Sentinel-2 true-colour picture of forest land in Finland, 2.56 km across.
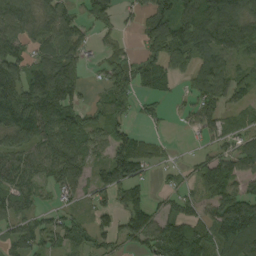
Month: September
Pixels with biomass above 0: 75%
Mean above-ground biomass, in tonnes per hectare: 76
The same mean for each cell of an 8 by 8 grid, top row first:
103 85 41 76 68 112 157 112
66 73 57 29 66 126 93 73
103 141 52 92 66 44 111 35
106 117 76 81 32 10 55 22
80 98 90 96 33 5 28 44
93 66 96 113 50 25 125 81
71 32 29 56 76 47 57 137
76 55 63 54 95 126 118 178
